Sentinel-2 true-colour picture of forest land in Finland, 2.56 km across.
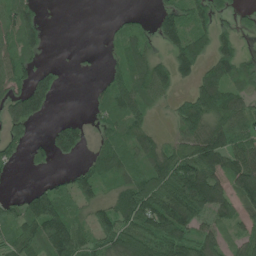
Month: June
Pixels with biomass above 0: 68%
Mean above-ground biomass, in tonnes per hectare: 71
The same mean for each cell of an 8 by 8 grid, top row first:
85 10 0 9 16 81 76 34
84 21 4 18 55 85 70 58
83 50 1 70 84 72 83 79
79 39 1 69 63 56 141 100
56 50 73 84 69 58 122 80
8 21 64 74 92 129 119 114
64 149 46 84 128 160 109 65
114 140 95 89 92 115 69 44
